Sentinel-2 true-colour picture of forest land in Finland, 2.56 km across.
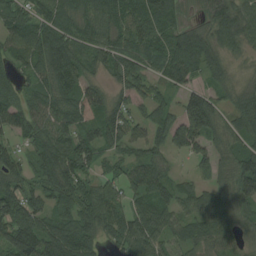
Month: August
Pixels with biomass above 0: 89%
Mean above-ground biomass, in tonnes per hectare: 78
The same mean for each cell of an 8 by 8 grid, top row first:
83 76 59 82 89 43 45 88
75 114 79 78 77 95 77 46
55 83 81 44 70 68 52 32
83 91 95 93 50 64 157 84
37 96 98 79 75 58 70 57
77 84 93 66 110 40 45 115
103 71 91 107 74 71 117 70
139 106 104 52 104 58 72 43
